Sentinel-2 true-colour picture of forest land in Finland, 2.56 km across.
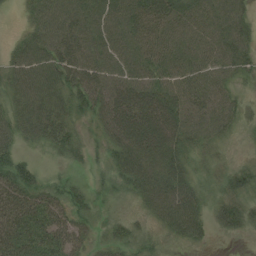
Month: August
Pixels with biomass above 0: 84%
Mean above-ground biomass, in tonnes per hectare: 42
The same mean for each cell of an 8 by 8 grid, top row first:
5 54 53 54 57 49 47 38
26 56 62 50 51 49 50 45
43 63 54 57 52 46 46 16
43 69 28 71 75 60 55 29
29 33 22 44 81 55 28 6
53 14 6 25 68 56 14 30
59 57 26 12 25 67 27 39
67 60 34 26 24 20 13 6
